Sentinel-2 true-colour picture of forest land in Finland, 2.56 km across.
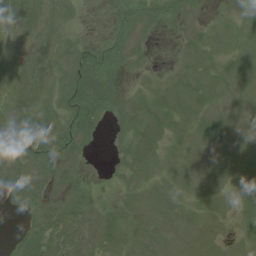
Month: August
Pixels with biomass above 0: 54%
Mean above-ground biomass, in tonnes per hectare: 4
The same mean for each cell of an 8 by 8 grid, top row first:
10 4 1 2 3 2 1 1
5 4 4 4 2 1 6 3
7 3 7 3 2 2 8 6
6 4 8 2 7 10 7 3
3 4 3 0 9 4 4 4
7 6 2 0 4 4 6 5
3 6 6 2 1 4 3 5
4 12 10 5 3 4 6 3
